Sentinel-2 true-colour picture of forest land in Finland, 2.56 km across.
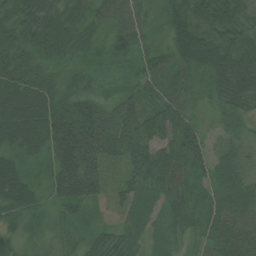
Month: August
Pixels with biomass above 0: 98%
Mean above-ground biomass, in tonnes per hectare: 52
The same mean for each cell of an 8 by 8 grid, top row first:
65 87 38 38 26 51 50 39
68 87 42 43 30 53 70 64
79 42 30 23 44 43 38 83
95 84 89 66 58 66 14 46
53 72 127 88 60 62 28 21
53 46 130 20 69 60 40 31
54 30 56 23 40 48 44 48
29 24 33 53 29 25 33 51
